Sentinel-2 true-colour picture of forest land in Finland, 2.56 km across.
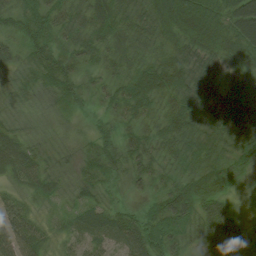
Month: August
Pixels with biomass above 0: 99%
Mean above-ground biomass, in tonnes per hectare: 55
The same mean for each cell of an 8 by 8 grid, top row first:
52 62 47 72 60 101 83 84
38 64 48 54 48 64 78 85
33 60 40 35 80 84 77 52
37 31 19 30 53 80 63 67
59 23 27 39 62 67 57 49
41 40 38 40 47 53 98 40
42 16 40 34 30 98 72 38
77 27 43 57 77 60 58 65
